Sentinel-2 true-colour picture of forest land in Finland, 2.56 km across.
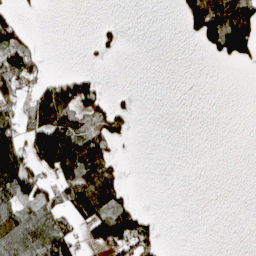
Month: April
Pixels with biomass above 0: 33%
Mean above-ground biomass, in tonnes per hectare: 43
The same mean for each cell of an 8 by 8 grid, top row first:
35 0 0 1 0 4 132 122
88 2 2 18 0 0 39 105
112 39 72 1 0 0 0 0
48 132 82 46 0 0 0 0
98 133 113 45 0 0 0 0
159 48 133 74 0 0 0 0
73 86 125 104 14 0 0 0
97 121 47 117 70 0 0 0
